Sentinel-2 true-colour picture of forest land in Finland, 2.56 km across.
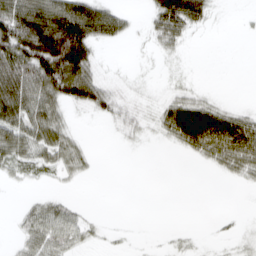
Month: March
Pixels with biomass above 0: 49%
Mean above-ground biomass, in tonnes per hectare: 35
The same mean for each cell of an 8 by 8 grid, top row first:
107 120 121 61 11 100 29 2
109 153 138 9 5 20 0 0
118 105 117 13 5 5 1 0
83 62 16 31 13 75 72 27
63 60 24 2 4 28 70 82
13 12 15 0 0 0 2 24
5 20 6 0 0 0 0 1
13 44 19 3 1 5 2 6
